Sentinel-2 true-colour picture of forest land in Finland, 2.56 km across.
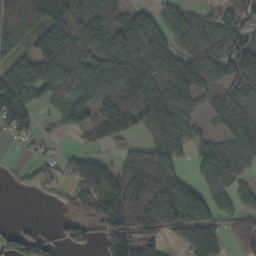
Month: October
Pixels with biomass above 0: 75%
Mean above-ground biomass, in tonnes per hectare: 86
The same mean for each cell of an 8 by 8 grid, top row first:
160 153 96 90 70 61 57 93
104 148 100 138 125 93 115 129
132 109 98 129 136 126 75 134
131 23 93 143 134 126 49 72
28 26 19 34 60 85 55 60
20 76 87 86 94 101 46 45
0 12 51 106 98 148 101 68
65 43 49 103 102 34 104 58
